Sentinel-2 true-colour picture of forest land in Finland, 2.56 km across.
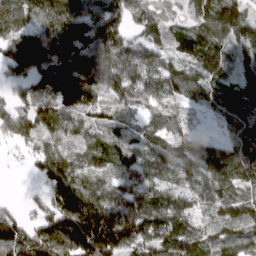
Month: March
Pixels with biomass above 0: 91%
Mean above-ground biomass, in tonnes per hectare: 114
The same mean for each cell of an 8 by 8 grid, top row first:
100 128 128 101 91 39 116 120
138 172 146 138 108 74 123 88
76 143 167 121 140 103 97 103
115 141 100 65 61 61 49 125
62 79 64 75 91 105 73 133
2 148 123 80 102 82 116 110
39 115 227 163 173 158 73 94
176 184 235 227 137 172 109 114
